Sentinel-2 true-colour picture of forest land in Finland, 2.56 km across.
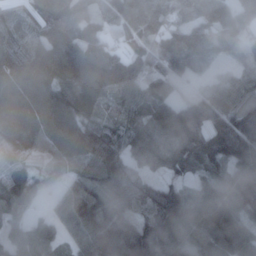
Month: November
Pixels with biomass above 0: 91%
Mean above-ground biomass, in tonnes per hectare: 87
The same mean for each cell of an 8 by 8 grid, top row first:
53 118 74 75 127 68 87 66
104 141 110 56 75 95 64 26
112 145 132 98 77 26 28 57
78 117 95 44 72 86 129 110
77 87 128 83 81 91 116 149
88 21 69 107 54 42 97 128
76 28 122 95 67 112 111 100
51 57 86 134 114 87 67 102
